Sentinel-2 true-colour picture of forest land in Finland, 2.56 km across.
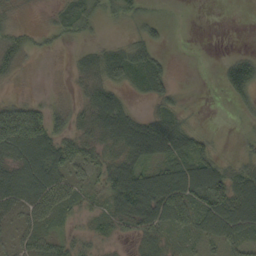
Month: September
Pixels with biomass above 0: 71%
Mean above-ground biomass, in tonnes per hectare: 41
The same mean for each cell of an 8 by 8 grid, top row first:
15 8 48 18 20 1 0 0
50 12 14 29 53 0 0 5
15 1 25 49 53 15 0 103
79 56 26 92 22 32 1 9
81 86 57 54 105 75 26 7
69 85 37 70 76 70 72 47
40 71 30 40 86 88 78 60
32 41 29 20 38 26 32 50
